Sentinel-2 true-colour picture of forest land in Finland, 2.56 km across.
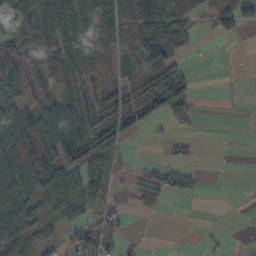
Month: October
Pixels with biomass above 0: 61%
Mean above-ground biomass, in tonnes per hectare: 49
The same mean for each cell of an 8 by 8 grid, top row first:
94 95 61 70 132 91 27 71
95 88 78 49 113 48 0 0
81 60 63 56 65 57 0 0
85 78 81 100 88 79 1 1
107 82 108 59 4 16 1 1
92 67 74 33 44 39 2 0
86 31 36 25 43 0 1 0
63 36 64 27 5 0 9 1
